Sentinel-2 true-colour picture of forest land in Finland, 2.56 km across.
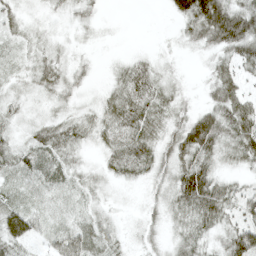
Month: April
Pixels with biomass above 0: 84%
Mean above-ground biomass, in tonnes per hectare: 29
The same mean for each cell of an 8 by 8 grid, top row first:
19 12 18 1 0 29 77 63
16 18 9 2 3 8 28 56
16 30 17 19 39 14 16 35
21 18 17 38 44 27 34 49
27 45 22 30 41 38 58 50
34 36 19 20 22 42 53 15
46 20 16 11 13 31 61 34
56 22 40 23 17 22 25 61
